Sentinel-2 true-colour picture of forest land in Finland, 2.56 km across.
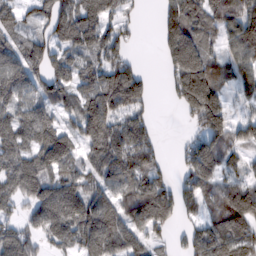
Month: February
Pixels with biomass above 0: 80%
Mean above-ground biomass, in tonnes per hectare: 99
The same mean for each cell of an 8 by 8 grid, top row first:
65 86 130 70 9 92 106 160
81 81 94 84 2 106 55 127
117 108 88 145 71 100 111 97
99 92 122 134 69 21 201 28
106 164 87 130 111 10 73 73
117 107 81 109 115 51 116 62
48 133 136 127 183 97 94 178
107 64 105 144 85 28 169 164
